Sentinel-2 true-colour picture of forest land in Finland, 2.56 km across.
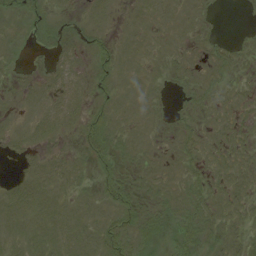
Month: August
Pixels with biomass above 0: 62%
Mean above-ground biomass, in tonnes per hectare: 7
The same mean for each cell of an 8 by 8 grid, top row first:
6 11 4 3 4 4 3 0
3 6 7 11 4 4 7 5
3 5 7 10 4 3 7 5
3 8 8 10 3 4 6 5
5 5 7 15 4 9 6 5
4 8 5 14 6 5 10 6
10 9 6 14 14 12 14 7
7 10 8 23 13 15 11 8
